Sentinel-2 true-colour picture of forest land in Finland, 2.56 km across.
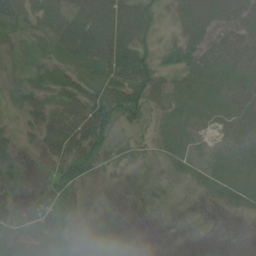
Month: July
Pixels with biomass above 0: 66%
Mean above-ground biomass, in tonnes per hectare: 27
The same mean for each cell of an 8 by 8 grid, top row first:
24 36 59 81 55 27 49 41
5 13 45 71 33 24 38 41
7 30 33 53 46 27 21 20
14 27 54 60 28 23 19 24
21 38 65 24 13 34 15 37
14 14 48 8 4 13 20 22
23 42 21 3 0 1 5 19
38 45 24 10 0 0 1 0
